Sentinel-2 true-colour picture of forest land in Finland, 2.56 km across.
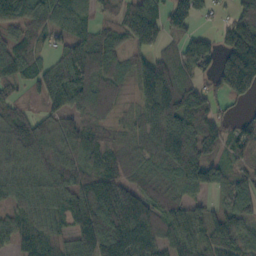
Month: October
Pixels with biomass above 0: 86%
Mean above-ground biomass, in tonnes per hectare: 87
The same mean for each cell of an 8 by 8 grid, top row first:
90 74 54 31 152 106 34 96
85 49 97 78 89 44 77 207
58 91 112 92 121 114 39 193
53 55 68 52 68 158 81 17
106 90 68 35 55 192 103 86
83 98 71 67 52 91 96 81
63 79 104 143 126 76 46 96
62 60 104 158 111 97 69 73
